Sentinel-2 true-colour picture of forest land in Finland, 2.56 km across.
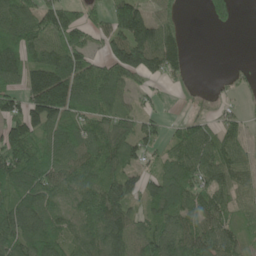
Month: June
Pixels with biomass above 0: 77%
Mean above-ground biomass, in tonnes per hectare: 83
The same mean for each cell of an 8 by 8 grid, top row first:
112 89 51 83 104 33 36 14
131 96 100 103 161 85 0 0
83 186 127 124 65 26 1 16
87 174 91 80 43 7 17 29
149 98 108 100 86 64 97 73
122 104 86 83 56 94 81 71
115 87 69 132 49 96 90 54
117 115 75 117 96 100 103 58
